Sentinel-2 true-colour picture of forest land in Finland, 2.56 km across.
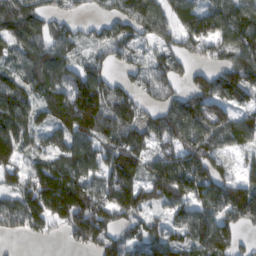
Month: February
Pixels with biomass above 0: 82%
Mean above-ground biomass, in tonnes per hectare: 103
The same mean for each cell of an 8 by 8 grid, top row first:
145 84 29 76 146 84 103 121
97 108 56 90 69 78 77 127
92 132 100 69 88 76 85 137
140 97 185 126 66 111 138 75
118 68 111 109 91 102 105 69
76 151 119 133 102 152 124 70
119 152 190 162 114 93 95 169
19 27 92 109 91 69 129 54
